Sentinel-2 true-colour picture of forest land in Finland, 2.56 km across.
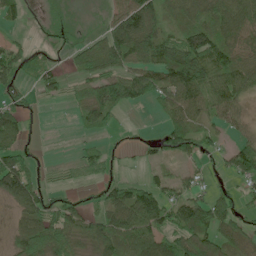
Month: June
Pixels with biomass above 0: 68%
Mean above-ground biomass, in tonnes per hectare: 61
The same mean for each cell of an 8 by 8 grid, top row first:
29 10 5 45 117 53 64 98
42 19 49 103 115 104 112 72
60 52 44 113 82 110 94 89
62 0 61 86 5 74 58 42
64 1 11 12 18 64 30 48
137 8 24 23 15 35 16 72
56 56 36 95 138 71 87 28
53 117 60 107 114 78 76 55
